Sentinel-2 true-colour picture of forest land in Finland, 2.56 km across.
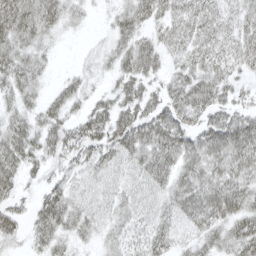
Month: April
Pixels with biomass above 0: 87%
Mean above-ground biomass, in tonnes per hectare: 38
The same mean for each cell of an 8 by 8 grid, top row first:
60 45 17 19 41 41 37 29
48 20 4 27 46 36 40 41
45 15 25 21 41 35 44 23
33 36 27 50 49 52 43 32
56 42 44 51 59 59 56 65
40 27 28 30 41 46 49 47
25 52 36 30 28 40 57 53
18 39 21 22 29 30 37 48
